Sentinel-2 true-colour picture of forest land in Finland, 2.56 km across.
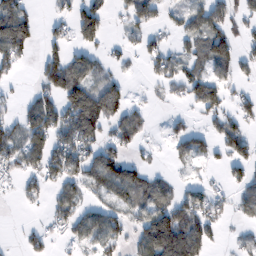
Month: February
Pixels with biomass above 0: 56%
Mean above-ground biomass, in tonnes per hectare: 61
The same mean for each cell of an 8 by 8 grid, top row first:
106 20 88 26 60 28 80 49
97 42 59 21 43 29 79 42
17 89 103 62 13 50 62 36
37 102 158 96 34 11 58 63
88 94 120 68 27 41 42 84
49 75 77 119 62 15 14 41
7 36 59 68 78 96 85 37
8 41 54 75 100 188 65 19
